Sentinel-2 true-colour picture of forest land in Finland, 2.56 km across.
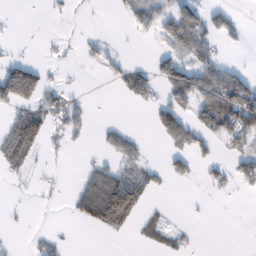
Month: February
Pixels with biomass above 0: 34%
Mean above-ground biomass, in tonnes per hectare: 35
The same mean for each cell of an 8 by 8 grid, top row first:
2 4 2 3 41 62 39 11
6 6 13 12 1 49 56 6
153 27 3 16 60 92 85 68
51 62 35 1 6 89 100 153
97 24 8 33 14 52 46 52
18 7 22 69 49 38 21 45
2 2 73 166 36 1 1 0
2 21 1 6 22 28 0 0
